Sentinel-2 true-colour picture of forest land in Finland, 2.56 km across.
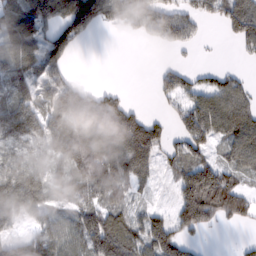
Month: February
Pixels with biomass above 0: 71%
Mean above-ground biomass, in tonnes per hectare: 72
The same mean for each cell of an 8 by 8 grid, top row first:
95 123 159 87 114 89 49 142
89 87 15 0 5 38 3 28
74 93 21 1 0 58 23 39
95 94 125 121 27 36 110 102
54 87 127 110 123 41 53 108
88 72 89 127 56 53 137 59
72 52 66 72 37 69 126 79
45 78 74 134 98 81 6 11
